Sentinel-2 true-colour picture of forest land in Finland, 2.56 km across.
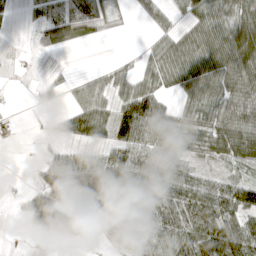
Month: April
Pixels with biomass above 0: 68%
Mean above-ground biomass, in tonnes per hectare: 53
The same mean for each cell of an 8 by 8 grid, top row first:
11 60 72 23 19 31 59 78
4 27 10 0 13 57 70 94
6 15 19 44 42 48 67 70
5 17 65 59 89 28 55 79
8 23 36 62 69 67 58 80
5 76 125 113 90 75 32 37
13 137 61 91 69 68 81 85
4 39 75 43 65 66 91 89
